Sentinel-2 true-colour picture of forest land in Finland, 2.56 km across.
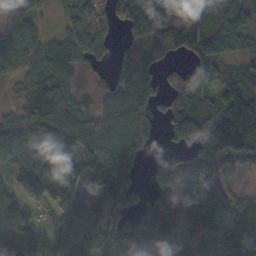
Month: October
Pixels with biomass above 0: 81%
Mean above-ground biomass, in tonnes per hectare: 99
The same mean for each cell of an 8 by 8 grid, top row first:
69 12 82 79 124 53 78 69
85 68 82 32 67 68 114 65
40 90 24 67 82 99 123 117
48 68 72 82 74 123 115 247
99 96 81 101 65 41 185 196
82 214 164 145 34 170 115 34
126 94 180 108 105 134 140 85
116 157 144 116 88 87 111 80
